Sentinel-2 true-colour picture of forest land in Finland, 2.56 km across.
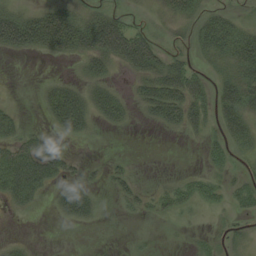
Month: August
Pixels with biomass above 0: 46%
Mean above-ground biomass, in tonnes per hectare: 22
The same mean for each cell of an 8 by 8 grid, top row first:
34 40 24 33 4 21 18 10
30 30 38 67 61 10 26 43
0 9 14 14 32 58 24 37
22 25 48 36 14 43 26 41
43 27 3 1 0 0 14 17
99 54 17 14 3 5 15 8
17 4 32 2 12 21 9 11
5 0 0 0 2 1 10 5
